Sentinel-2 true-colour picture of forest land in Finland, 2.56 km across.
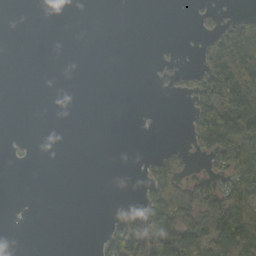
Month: October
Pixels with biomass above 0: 27%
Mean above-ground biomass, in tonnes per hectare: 36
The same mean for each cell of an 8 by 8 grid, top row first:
0 0 0 0 0 0 20 38
0 0 0 0 0 3 60 100
0 0 0 0 0 29 123 139
0 0 0 0 0 0 121 120
1 0 0 0 0 7 87 126
0 0 0 0 31 72 48 108
0 0 0 6 63 123 132 136
0 0 0 66 111 159 145 134
